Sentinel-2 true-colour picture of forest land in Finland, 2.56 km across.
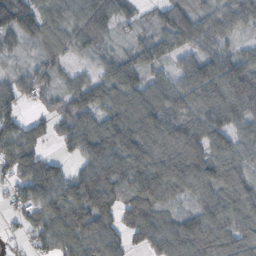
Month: October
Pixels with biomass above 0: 88%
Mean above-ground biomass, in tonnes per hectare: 75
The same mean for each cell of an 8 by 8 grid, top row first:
111 62 77 75 21 81 33 38
27 49 45 35 64 64 64 43
50 42 50 90 72 63 117 145
50 44 100 82 135 84 86 85
101 37 84 99 104 114 67 54
65 107 67 91 99 96 98 72
31 80 99 84 97 38 81 92
12 76 105 79 61 107 108 92
